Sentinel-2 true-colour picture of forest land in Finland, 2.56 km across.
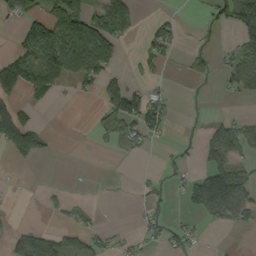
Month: September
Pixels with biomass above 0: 34%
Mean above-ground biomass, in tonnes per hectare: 36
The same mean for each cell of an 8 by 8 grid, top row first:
44 47 108 100 7 11 9 89
18 51 146 74 25 20 11 53
89 62 49 39 17 3 13 60
45 2 0 37 61 9 4 5
98 21 0 14 22 12 59 66
1 0 1 1 6 12 111 93
2 8 15 0 13 4 119 88
48 59 38 16 19 29 5 1
